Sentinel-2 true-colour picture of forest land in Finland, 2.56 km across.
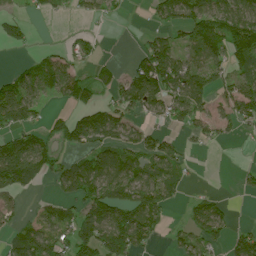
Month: July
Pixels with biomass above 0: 57%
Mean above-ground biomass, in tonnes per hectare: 62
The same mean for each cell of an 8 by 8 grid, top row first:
37 25 22 23 7 94 132 114
17 18 36 0 39 70 127 110
63 94 63 37 113 102 67 68
107 25 45 68 59 68 47 74
83 48 58 77 69 26 24 8
116 49 104 103 87 48 0 17
33 43 60 121 97 13 75 1
64 96 112 134 72 29 63 73
